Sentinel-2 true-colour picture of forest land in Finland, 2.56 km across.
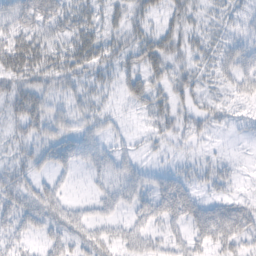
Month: February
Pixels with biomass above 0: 63%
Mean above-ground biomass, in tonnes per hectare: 29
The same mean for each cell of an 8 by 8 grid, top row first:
40 46 33 23 28 22 13 16
47 31 39 32 47 28 20 27
37 32 28 18 51 28 13 31
40 43 29 13 23 32 21 9
26 37 41 19 10 17 10 4
37 23 10 35 27 23 19 7
47 49 25 28 31 43 29 34
29 30 35 33 34 22 34 37
